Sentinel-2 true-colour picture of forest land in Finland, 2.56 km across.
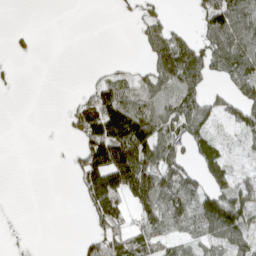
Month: April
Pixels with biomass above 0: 37%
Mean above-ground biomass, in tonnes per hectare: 41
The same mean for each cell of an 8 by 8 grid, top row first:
0 0 0 0 38 4 101 103
10 0 0 0 31 116 78 87
6 0 3 57 49 123 55 90
0 0 95 138 89 97 66 56
0 1 54 155 117 68 61 23
0 0 70 130 119 86 61 35
0 0 13 27 41 31 0 5
0 0 0 0 0 0 0 4
